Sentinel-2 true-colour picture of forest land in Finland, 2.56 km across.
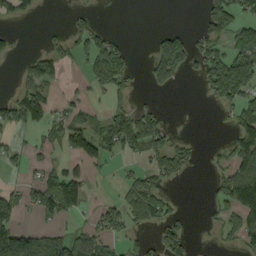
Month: September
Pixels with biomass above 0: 41%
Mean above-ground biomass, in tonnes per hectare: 48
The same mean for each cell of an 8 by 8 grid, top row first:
34 0 19 0 0 0 85 57
13 31 43 81 0 137 56 81
20 64 13 83 17 55 74 173
77 70 29 41 40 0 0 56
20 25 90 61 70 40 4 85
9 59 52 8 40 36 12 101
68 69 61 42 82 16 10 81
142 67 67 40 13 83 4 42
